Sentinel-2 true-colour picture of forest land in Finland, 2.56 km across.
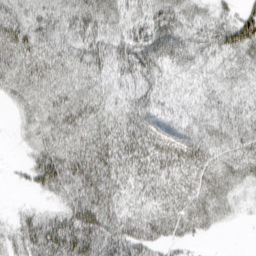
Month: March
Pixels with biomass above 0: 89%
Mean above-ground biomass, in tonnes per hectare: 41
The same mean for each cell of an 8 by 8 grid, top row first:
42 41 48 41 40 57 32 40
57 40 43 45 63 65 42 60
46 41 38 29 47 28 25 31
17 42 50 35 55 34 34 34
7 40 46 53 60 69 50 38
5 65 66 46 42 42 41 36
8 17 67 46 35 40 44 13
37 75 83 62 44 27 7 0
